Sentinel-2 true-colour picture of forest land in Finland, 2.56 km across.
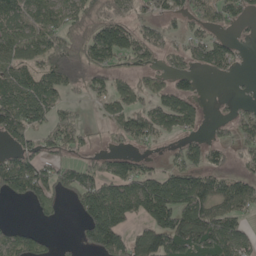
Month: May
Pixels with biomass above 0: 60%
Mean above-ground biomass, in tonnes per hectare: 78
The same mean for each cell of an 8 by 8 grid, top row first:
97 94 86 85 35 50 54 64
105 115 125 134 76 33 78 18
89 90 85 69 50 50 9 6
139 72 29 51 70 127 18 31
62 59 43 22 43 31 52 57
134 81 75 93 105 103 96 53
6 41 79 190 131 178 131 86
74 26 41 145 126 153 162 89
